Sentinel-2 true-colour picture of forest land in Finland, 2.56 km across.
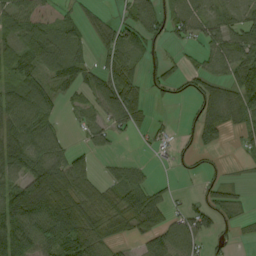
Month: September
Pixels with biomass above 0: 67%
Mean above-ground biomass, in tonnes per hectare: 53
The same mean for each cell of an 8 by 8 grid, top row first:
60 25 30 21 74 60 43 45
60 80 38 71 47 20 47 82
48 51 40 72 34 36 61 66
100 69 23 66 24 3 76 73
114 76 15 21 8 17 37 21
66 119 70 27 26 7 20 6
113 116 99 81 98 20 45 30
106 98 89 45 46 86 33 13
